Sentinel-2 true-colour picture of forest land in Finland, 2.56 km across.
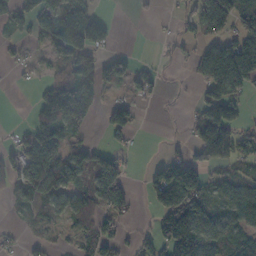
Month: November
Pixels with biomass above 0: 55%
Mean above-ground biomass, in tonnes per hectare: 63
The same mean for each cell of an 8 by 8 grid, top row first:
49 76 121 12 8 23 126 74
23 52 129 33 0 15 62 112
8 47 137 75 33 6 116 97
0 136 133 65 11 3 121 31
35 145 65 14 1 11 120 67
69 123 81 103 22 134 44 35
30 56 64 64 8 173 60 75
14 24 41 57 27 153 102 66
